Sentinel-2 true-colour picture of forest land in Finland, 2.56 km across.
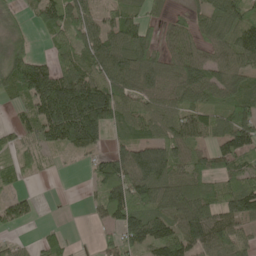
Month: May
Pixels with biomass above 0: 76%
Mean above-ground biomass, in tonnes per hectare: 89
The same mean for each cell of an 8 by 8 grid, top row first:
20 93 87 52 54 32 81 99
58 31 73 109 106 82 66 126
117 202 140 122 115 111 101 81
40 205 219 126 85 82 72 103
45 92 109 42 104 95 60 131
42 7 4 133 145 93 95 91
75 1 3 118 107 129 119 120
22 34 5 45 153 133 132 94
